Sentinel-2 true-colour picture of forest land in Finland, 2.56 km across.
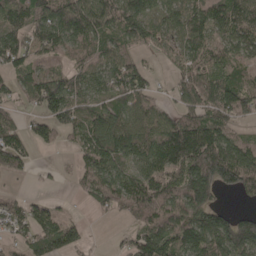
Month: April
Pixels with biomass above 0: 79%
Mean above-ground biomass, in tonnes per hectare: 78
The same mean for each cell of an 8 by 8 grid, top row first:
86 97 126 99 86 75 103 101
92 84 63 53 43 41 77 76
49 100 62 79 66 38 73 60
30 81 78 89 66 55 79 92
87 41 57 117 87 170 150 60
24 7 46 79 85 97 169 164
50 45 8 64 97 94 108 17
44 108 51 8 105 113 123 136
